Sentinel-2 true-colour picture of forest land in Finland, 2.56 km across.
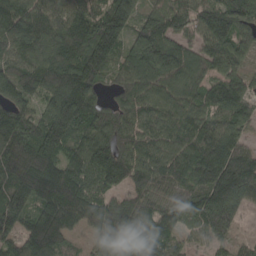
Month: April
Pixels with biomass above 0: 93%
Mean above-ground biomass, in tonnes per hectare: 132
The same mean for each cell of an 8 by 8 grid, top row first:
160 127 125 170 102 153 154 145
102 161 172 134 190 154 129 111
147 145 186 79 147 163 110 98
141 123 169 103 132 130 105 113
152 177 119 162 129 118 153 104
129 154 133 157 120 110 149 236
126 147 155 120 85 105 175 120
101 166 32 122 122 65 70 44
